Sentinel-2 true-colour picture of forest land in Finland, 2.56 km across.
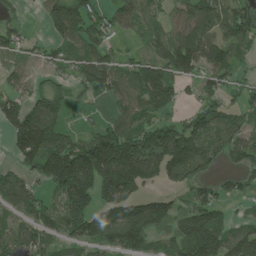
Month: June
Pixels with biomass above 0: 74%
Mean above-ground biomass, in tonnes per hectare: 105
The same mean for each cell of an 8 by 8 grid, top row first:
40 88 156 89 81 65 120 113
68 51 97 59 50 144 122 69
65 47 80 115 165 111 69 48
118 112 19 56 97 49 111 73
110 163 118 229 181 182 118 112
67 118 248 238 168 97 56 66
68 81 137 176 143 80 101 14
91 73 99 108 121 122 169 127
